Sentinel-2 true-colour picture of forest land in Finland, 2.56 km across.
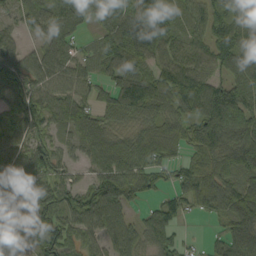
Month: September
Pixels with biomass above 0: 89%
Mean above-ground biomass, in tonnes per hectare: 80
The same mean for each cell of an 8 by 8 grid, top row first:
34 81 70 114 100 54 76 113
62 67 40 77 92 67 82 125
68 97 71 63 87 124 82 105
79 76 83 61 73 88 139 140
81 56 55 87 77 83 102 112
98 90 29 105 93 56 99 86
70 94 105 104 24 59 66 108
64 98 66 80 52 50 17 74
